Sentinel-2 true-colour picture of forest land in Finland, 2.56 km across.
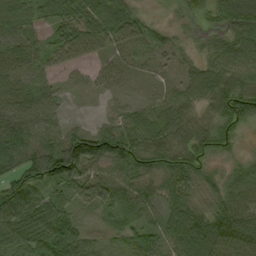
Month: September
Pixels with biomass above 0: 92%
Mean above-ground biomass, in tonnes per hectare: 60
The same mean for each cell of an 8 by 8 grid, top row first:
60 46 68 77 29 26 51 97
61 41 59 48 46 31 52 77
58 32 16 29 14 35 88 75
65 55 4 22 49 82 47 81
137 84 97 85 80 78 67 21
65 96 73 53 72 81 43 50
87 76 28 52 51 72 52 68
69 101 62 30 43 65 115 92
